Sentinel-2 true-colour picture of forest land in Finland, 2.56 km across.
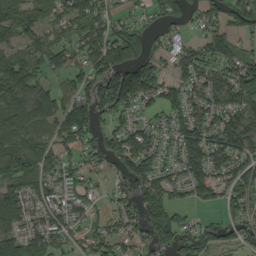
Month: September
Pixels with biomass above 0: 76%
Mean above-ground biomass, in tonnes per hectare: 75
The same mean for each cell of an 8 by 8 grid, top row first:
89 60 87 53 28 45 53 73
67 73 65 122 54 48 90 69
103 44 62 131 149 69 83 123
86 93 95 84 51 75 79 93
85 54 71 75 100 79 96 102
104 73 61 32 104 63 92 87
91 78 56 39 79 67 31 61
81 73 34 74 50 75 74 53
